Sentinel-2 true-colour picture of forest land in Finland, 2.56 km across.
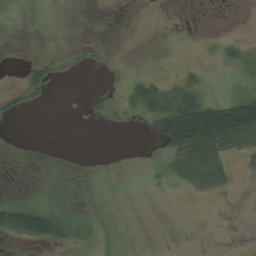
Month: August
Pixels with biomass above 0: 21%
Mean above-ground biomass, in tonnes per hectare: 12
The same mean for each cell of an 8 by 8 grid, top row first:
1 0 0 0 0 0 0 0
0 1 2 1 0 0 2 14
2 22 1 1 19 12 5 8
10 0 2 6 26 77 89 118
1 0 0 0 2 42 80 36
0 0 0 0 1 23 47 3
38 20 1 0 0 0 0 0
9 29 6 0 0 0 0 1
